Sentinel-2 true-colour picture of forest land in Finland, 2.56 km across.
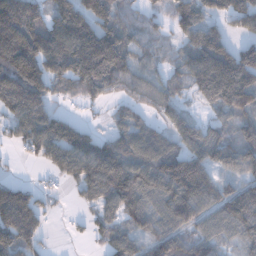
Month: December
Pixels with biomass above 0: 79%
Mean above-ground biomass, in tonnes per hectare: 104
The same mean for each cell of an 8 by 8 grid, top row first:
196 94 157 112 51 78 72 107
212 180 224 221 61 45 156 72
195 124 156 150 75 51 178 153
139 117 15 31 50 69 38 113
41 127 142 105 130 86 119 109
10 20 98 177 124 168 104 86
174 31 23 91 112 129 90 158
122 22 9 79 60 76 75 70
